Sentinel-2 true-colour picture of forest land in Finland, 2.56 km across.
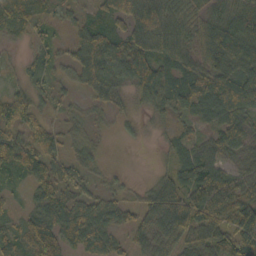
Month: October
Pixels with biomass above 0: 85%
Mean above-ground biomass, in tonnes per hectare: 62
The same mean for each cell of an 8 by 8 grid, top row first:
53 27 28 79 115 92 69 77
13 37 75 95 107 90 97 113
17 38 54 86 109 82 97 100
64 22 14 31 25 44 53 72
66 53 36 4 9 40 45 62
38 66 38 16 5 61 86 45
22 77 65 50 59 131 91 103
57 114 71 50 55 88 69 112
